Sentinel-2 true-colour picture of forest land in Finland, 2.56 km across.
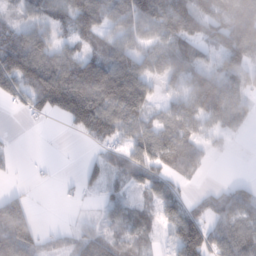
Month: January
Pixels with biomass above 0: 71%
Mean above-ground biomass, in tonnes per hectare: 72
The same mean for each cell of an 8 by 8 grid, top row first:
37 81 99 80 114 135 99 137
112 84 50 73 64 71 50 139
97 139 154 193 92 59 122 86
18 56 144 124 75 69 131 81
7 0 9 59 86 102 37 5
6 7 29 44 70 51 10 7
93 0 5 55 35 75 47 114
117 19 55 61 37 87 104 130
